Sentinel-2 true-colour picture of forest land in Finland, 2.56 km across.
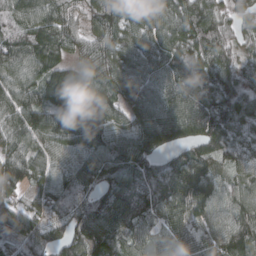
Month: March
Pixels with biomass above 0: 95%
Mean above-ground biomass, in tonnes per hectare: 94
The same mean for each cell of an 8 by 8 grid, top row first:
80 92 47 95 97 103 97 47
100 87 74 109 93 93 87 61
100 112 123 95 98 97 74 96
111 73 136 81 100 124 99 98
110 90 110 110 125 85 78 77
117 87 92 94 92 109 118 74
69 69 73 111 83 100 105 114
66 80 93 108 76 75 88 127
